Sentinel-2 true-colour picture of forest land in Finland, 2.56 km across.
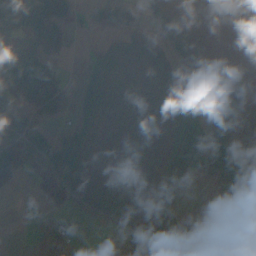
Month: October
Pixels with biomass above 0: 56%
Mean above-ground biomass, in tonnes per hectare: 44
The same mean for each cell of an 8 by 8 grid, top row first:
64 147 23 78 24 18 0 0
49 57 8 33 86 49 6 0
107 124 20 18 7 33 70 23
92 85 26 5 2 40 47 19
109 63 34 5 4 51 61 42
41 25 37 12 8 51 43 104
0 6 24 56 20 53 43 110
0 31 8 1 127 78 120 100
